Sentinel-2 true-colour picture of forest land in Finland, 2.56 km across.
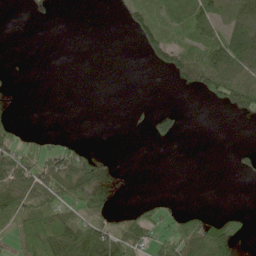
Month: May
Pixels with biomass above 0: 37%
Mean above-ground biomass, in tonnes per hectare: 31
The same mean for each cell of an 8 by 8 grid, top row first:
0 5 0 2 67 64 66 45
0 0 0 0 37 66 65 89
1 0 0 0 0 21 60 52
5 0 0 0 3 19 1 30
38 14 18 0 0 9 0 3
82 63 106 30 0 0 0 10
76 66 57 24 30 10 6 5
44 98 102 86 53 84 106 33
